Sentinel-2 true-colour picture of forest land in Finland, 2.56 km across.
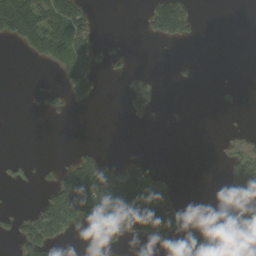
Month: August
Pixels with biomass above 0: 25%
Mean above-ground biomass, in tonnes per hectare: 46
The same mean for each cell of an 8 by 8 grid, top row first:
213 147 86 0 32 186 0 0
21 162 119 8 0 3 0 0
0 0 128 4 28 6 0 2
0 15 2 0 33 1 0 3
0 0 9 0 0 0 0 45
0 12 163 93 73 13 0 94
11 97 151 143 169 70 0 93
48 108 4 44 49 62 154 43
